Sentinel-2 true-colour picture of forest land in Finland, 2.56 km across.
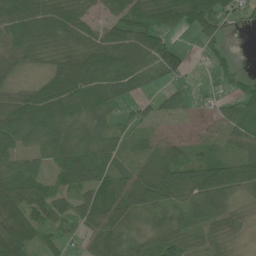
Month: June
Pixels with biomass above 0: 82%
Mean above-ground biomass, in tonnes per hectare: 65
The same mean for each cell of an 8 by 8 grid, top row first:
83 94 73 56 72 80 68 30
83 68 78 105 105 37 22 1
27 66 112 77 57 26 4 26
109 126 76 43 25 31 19 44
97 97 87 52 38 44 32 57
85 49 104 65 88 103 111 94
87 83 62 81 93 66 79 27
106 39 36 87 55 67 37 14
